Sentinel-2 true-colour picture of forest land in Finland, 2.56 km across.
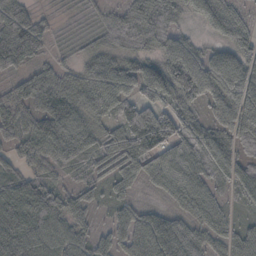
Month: October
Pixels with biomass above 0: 91%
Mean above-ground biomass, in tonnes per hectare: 61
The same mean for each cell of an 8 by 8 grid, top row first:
64 16 16 35 57 38 72 47
105 32 20 45 43 63 23 60
32 59 52 85 80 61 73 75
61 66 69 55 90 72 42 91
43 84 95 71 124 102 90 55
47 42 40 48 53 97 78 55
110 92 45 27 26 34 72 24
109 77 48 45 80 90 50 56
